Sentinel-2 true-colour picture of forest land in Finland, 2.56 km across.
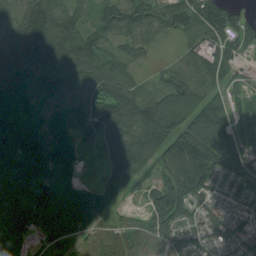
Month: August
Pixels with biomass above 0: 90%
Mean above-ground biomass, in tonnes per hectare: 95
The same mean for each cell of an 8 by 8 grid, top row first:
81 185 76 103 137 136 180 71
123 169 148 63 60 21 80 83
100 81 101 138 39 97 86 42
121 72 76 156 140 93 118 69
104 89 45 70 117 133 130 103
84 65 16 105 64 139 143 108
104 124 94 53 42 121 96 86
76 66 64 70 64 71 69 102
